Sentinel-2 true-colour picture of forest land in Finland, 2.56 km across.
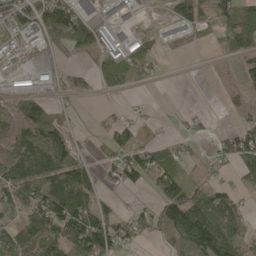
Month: May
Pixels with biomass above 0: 60%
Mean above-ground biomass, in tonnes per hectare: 65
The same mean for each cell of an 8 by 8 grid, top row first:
109 178 138 75 16 73 75 78
67 51 97 136 67 17 9 58
37 42 40 51 28 1 0 31
60 68 14 11 11 9 5 29
75 111 28 57 46 21 16 102
89 120 117 52 74 60 28 47
55 145 113 48 35 140 94 55
92 90 120 132 29 71 149 64
